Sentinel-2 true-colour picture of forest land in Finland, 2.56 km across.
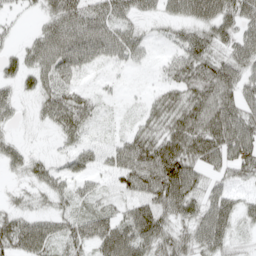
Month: April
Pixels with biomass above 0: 77%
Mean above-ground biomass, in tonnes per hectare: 50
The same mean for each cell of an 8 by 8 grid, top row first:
14 46 68 64 29 38 66 68
22 75 74 62 28 34 61 66
36 47 22 7 2 48 84 65
23 45 61 5 26 65 84 72
27 4 27 27 71 88 95 98
14 42 35 37 101 113 36 42
26 23 22 28 72 73 59 44
72 60 59 94 77 54 75 19
